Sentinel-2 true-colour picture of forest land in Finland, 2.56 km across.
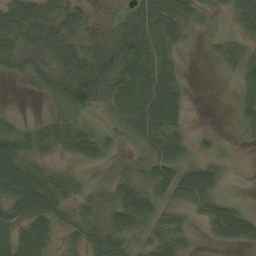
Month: September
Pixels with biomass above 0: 73%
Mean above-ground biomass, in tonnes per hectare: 39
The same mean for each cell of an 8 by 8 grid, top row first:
63 44 34 10 69 61 10 35
54 54 36 67 79 29 5 40
11 36 83 74 86 39 0 61
6 7 32 27 77 51 25 33
55 30 38 13 19 42 41 4
92 32 14 11 20 61 36 1
59 62 21 33 57 37 29 17
70 49 29 47 44 33 7 30
